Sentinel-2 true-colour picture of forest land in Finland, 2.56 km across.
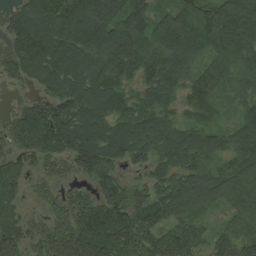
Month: August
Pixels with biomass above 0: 96%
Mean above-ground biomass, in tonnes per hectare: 112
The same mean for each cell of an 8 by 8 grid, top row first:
87 151 163 149 125 111 134 176
97 169 137 170 130 154 104 117
54 116 113 133 101 108 122 73
46 127 131 132 106 62 87 51
82 148 147 142 116 115 107 122
96 55 55 109 66 104 103 120
71 42 98 141 119 112 75 101
110 112 167 164 136 125 76 114
